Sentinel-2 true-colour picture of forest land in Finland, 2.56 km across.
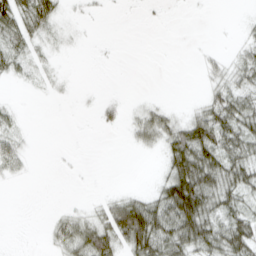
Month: March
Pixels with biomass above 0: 47%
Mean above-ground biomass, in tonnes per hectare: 19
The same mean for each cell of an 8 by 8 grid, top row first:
39 33 3 1 1 0 0 2
25 10 2 0 0 0 3 11
9 8 0 0 0 0 11 23
8 1 1 10 19 11 33 40
21 0 1 0 17 47 50 42
7 0 1 0 0 56 55 38
0 1 6 34 52 74 44 28
0 8 46 47 62 51 46 48
